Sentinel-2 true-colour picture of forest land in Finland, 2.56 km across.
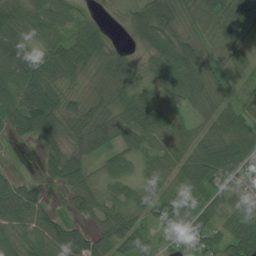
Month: July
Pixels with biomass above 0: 87%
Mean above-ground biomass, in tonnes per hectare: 69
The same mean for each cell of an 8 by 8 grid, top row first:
80 69 39 3 81 64 51 62
98 78 116 59 53 102 44 48
90 84 47 79 49 87 64 31
89 154 60 60 111 70 56 76
18 76 60 59 64 87 83 124
27 34 75 46 40 66 124 73
117 63 37 61 55 75 58 57
64 108 93 79 46 27 70 99
